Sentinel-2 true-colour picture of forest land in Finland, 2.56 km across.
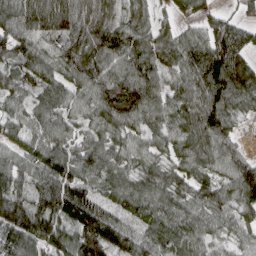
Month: April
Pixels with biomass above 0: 93%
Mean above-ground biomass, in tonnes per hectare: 92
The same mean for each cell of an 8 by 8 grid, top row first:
104 146 119 54 68 44 59 50
108 92 124 133 116 95 118 107
76 90 101 108 138 68 123 166
49 77 57 113 122 85 126 58
56 97 71 62 64 72 100 40
84 100 87 77 74 65 62 116
127 139 158 72 74 71 85 97
110 108 136 134 83 82 54 44
